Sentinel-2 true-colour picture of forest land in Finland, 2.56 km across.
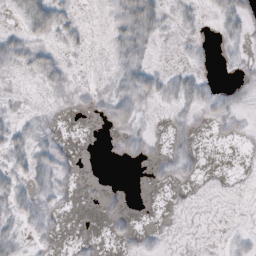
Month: October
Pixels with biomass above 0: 35%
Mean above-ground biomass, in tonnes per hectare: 6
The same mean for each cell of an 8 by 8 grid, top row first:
6 24 3 8 31 5 3 15
14 7 4 6 15 1 2 4
1 8 1 6 18 9 5 3
4 2 2 12 5 5 6 5
11 10 1 1 5 3 0 1
11 14 3 0 1 6 1 1
13 10 0 4 0 1 1 0
13 4 2 3 4 1 1 4
